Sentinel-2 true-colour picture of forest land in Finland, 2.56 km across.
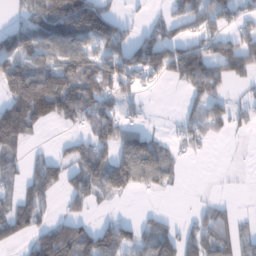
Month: January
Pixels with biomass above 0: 59%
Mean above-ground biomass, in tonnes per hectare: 65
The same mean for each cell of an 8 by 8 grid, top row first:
28 142 200 78 16 50 82 47
125 96 98 83 96 77 51 78
123 103 98 93 40 54 113 41
136 75 96 77 24 9 63 29
72 6 40 95 98 30 23 1
45 77 75 120 95 26 0 3
75 31 36 10 9 1 33 8
45 60 117 94 50 78 92 59
